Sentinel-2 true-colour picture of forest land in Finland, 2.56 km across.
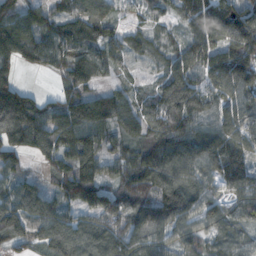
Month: November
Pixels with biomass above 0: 90%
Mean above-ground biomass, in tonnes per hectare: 111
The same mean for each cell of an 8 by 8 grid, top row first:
133 92 101 70 49 63 132 149
204 129 96 80 79 74 132 157
98 14 76 38 20 128 104 144
270 102 147 141 83 148 107 123
141 143 169 75 89 149 139 120
79 63 147 67 142 144 100 128
133 104 93 111 118 161 108 104
87 91 97 108 119 98 99 89
